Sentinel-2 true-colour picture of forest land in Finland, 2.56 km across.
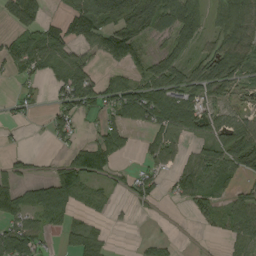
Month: September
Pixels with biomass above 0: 61%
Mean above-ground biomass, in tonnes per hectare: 52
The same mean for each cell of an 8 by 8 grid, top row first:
62 24 91 113 148 98 47 90
58 83 46 93 49 59 37 77
25 33 77 39 61 80 88 47
14 20 44 52 87 98 51 29
5 10 34 76 24 36 52 93
43 31 93 33 32 39 80 61
54 74 35 19 15 6 40 78
97 22 57 11 12 8 4 61
